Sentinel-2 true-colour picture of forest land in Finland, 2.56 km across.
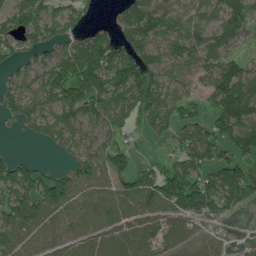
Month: July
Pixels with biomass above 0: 81%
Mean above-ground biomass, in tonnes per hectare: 89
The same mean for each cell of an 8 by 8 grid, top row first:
89 97 67 18 107 71 62 103
74 83 134 114 90 70 74 42
53 130 165 124 143 65 73 128
78 104 136 123 92 86 55 153
4 52 67 71 13 63 117 112
125 85 92 92 65 123 95 136
109 109 76 86 94 116 127 91
85 65 72 76 77 63 63 88
